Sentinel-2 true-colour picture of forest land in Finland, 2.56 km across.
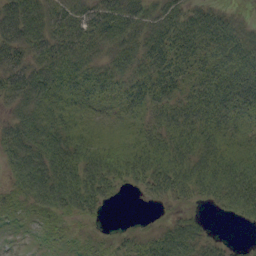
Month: September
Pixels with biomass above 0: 86%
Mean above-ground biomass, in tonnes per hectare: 40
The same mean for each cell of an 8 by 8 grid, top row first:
80 54 50 67 43 46 40 14
52 62 56 44 45 54 47 52
53 74 44 38 39 45 48 49
32 47 32 15 29 45 52 37
53 55 44 29 39 45 49 31
39 69 56 46 47 54 58 65
16 40 39 7 2 13 14 41
2 10 6 8 19 53 27 6
